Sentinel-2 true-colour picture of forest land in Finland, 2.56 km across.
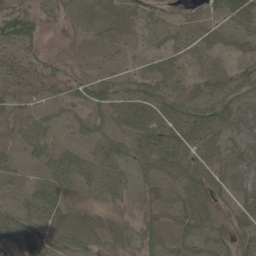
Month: May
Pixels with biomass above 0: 69%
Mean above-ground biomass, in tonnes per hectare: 35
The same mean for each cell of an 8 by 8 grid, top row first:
57 13 14 22 28 11 26 74
36 6 7 14 12 31 33 29
32 29 31 39 38 35 41 38
27 19 27 47 45 45 48 44
21 33 30 43 49 54 41 32
35 39 46 38 31 42 49 51
32 59 26 23 25 35 40 42
43 45 55 25 40 32 47 39
